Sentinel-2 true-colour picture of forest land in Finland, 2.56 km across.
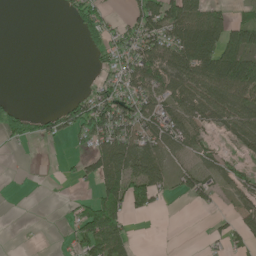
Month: May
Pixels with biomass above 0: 49%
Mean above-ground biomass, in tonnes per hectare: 44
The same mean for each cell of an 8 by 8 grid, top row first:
0 0 64 21 84 109 87 20
0 0 14 62 81 93 95 93
0 0 1 47 80 81 95 98
53 20 72 98 75 68 63 80
32 15 20 89 67 55 28 34
1 1 31 94 104 41 36 35
0 0 24 77 32 0 16 36
0 1 61 96 0 0 16 32
